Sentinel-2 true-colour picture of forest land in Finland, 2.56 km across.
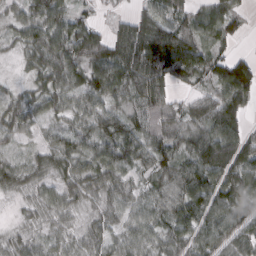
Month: March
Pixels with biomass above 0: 90%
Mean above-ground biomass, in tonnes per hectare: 64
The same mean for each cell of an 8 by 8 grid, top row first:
39 88 38 15 60 69 58 50
25 97 71 70 127 122 54 12
14 63 65 97 115 68 52 127
58 47 57 64 81 55 77 80
24 39 59 80 75 72 120 92
54 40 67 61 37 83 110 85
9 46 33 45 57 76 106 80
31 33 40 44 49 65 75 69
